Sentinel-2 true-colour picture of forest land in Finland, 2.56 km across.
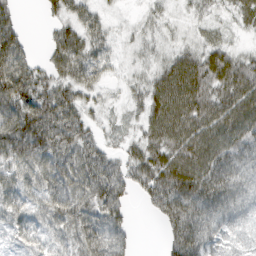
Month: March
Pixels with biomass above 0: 85%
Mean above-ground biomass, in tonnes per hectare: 61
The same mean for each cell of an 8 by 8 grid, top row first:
46 21 55 16 19 15 21 33
90 31 72 27 24 31 44 20
113 58 66 18 34 98 88 89
95 94 56 16 48 102 88 93
101 93 81 23 67 97 92 75
58 67 81 75 75 117 93 71
58 60 80 76 16 98 88 70
25 40 74 79 0 71 68 46
